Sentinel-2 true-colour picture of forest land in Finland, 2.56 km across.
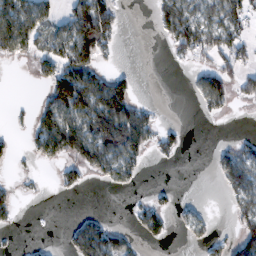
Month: February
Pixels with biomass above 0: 41%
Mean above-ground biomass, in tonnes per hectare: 46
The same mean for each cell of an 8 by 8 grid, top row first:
89 57 113 68 0 100 60 66
71 58 123 31 0 55 72 59
0 66 123 73 0 0 67 52
7 72 113 136 43 0 24 1
10 84 102 112 65 32 3 35
8 2 39 59 14 0 6 92
25 0 4 0 39 23 5 60
3 5 84 81 25 4 25 70
